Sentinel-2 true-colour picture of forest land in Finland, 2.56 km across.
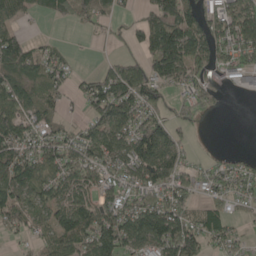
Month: May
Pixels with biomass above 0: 70%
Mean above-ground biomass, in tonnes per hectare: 69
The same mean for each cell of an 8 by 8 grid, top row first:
67 31 54 45 39 140 67 114
88 29 3 10 59 141 94 116
96 73 28 89 100 77 53 44
87 63 20 123 94 40 36 0
93 77 72 83 124 65 1 0
124 74 84 56 79 92 42 55
89 75 98 75 89 91 51 21
19 53 101 107 85 132 61 34
